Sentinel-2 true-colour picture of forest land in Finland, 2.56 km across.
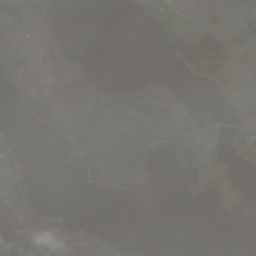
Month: October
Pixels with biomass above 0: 33%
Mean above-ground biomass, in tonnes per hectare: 36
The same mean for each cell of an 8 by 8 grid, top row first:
86 10 0 0 32 27 27 81
37 26 0 0 0 62 144 29
29 8 26 1 0 1 55 21
1 69 92 107 124 59 72 18
13 6 119 100 104 101 46 53
18 0 42 56 46 20 64 28
13 13 0 0 1 1 2 9
94 41 42 21 0 0 0 0
